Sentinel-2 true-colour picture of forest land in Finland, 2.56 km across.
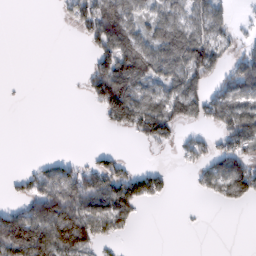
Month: February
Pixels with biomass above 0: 46%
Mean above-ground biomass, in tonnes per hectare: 53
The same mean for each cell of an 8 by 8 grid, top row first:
0 0 54 128 53 79 89 5
0 0 2 110 86 119 110 24
1 0 9 155 94 84 60 102
0 0 0 94 103 77 83 102
0 0 0 1 27 32 43 73
19 59 78 89 72 8 61 115
39 111 104 122 21 1 2 14
181 116 135 26 0 0 0 0
